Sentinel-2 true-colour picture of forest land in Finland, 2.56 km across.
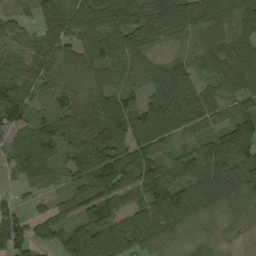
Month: September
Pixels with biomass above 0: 93%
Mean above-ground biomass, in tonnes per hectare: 72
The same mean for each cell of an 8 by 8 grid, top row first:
23 106 98 107 85 93 79 77
31 67 64 82 58 17 48 63
60 65 35 62 69 94 42 75
81 57 84 118 85 118 74 51
65 92 117 156 78 48 73 95
35 54 86 136 120 76 100 90
32 31 69 81 70 88 72 48
69 50 79 104 51 32 22 9
